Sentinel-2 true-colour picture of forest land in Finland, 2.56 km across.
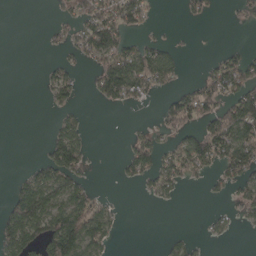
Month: April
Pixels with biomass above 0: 40%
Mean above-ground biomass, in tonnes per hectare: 44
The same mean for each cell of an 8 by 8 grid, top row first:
0 4 69 89 52 3 24 20
0 11 54 106 57 16 0 16
0 27 21 139 99 34 64 95
0 10 21 8 3 87 73 123
0 32 55 0 51 44 112 113
14 74 50 2 49 57 25 65
82 111 99 24 1 3 3 29
89 126 128 33 0 17 10 1
